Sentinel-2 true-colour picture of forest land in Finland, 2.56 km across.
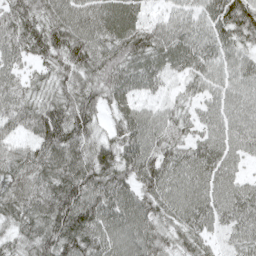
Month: May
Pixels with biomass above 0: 95%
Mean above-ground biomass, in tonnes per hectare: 73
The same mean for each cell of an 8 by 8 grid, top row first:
80 87 88 85 44 46 59 96
71 92 97 83 90 82 59 55
54 51 70 84 66 32 56 52
71 82 93 55 55 45 42 55
48 99 87 75 97 66 68 52
68 92 111 93 91 78 70 38
71 99 117 102 87 75 75 80
52 83 109 88 86 54 43 57
